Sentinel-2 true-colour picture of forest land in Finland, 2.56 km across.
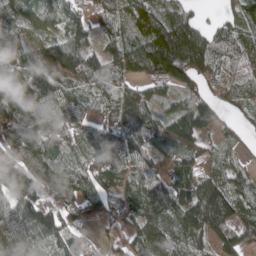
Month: April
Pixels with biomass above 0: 88%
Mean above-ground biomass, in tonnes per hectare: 98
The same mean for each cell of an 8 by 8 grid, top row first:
87 85 72 63 115 106 14 65
97 71 153 60 143 230 130 75
126 161 104 77 68 113 55 64
121 91 74 82 89 100 140 50
93 91 59 142 114 109 40 44
148 89 96 115 103 97 100 72
120 109 63 75 89 121 196 118
121 112 47 43 103 124 100 110
